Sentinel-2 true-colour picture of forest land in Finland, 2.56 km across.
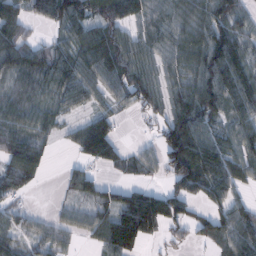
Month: February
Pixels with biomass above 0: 77%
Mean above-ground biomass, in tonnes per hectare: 64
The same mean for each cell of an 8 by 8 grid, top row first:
62 59 96 81 61 74 86 56
71 47 80 108 58 68 106 68
40 62 73 70 82 56 105 97
66 43 26 44 44 81 81 70
82 34 68 75 18 135 88 75
93 14 58 12 30 95 106 63
39 7 40 65 112 68 50 48
46 40 19 75 55 24 41 81
